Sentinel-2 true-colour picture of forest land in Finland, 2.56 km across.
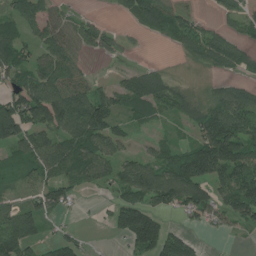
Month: July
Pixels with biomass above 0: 68%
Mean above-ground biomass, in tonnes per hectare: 71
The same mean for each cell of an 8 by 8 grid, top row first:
71 64 28 7 80 61 9 74
85 89 60 31 4 29 88 47
51 107 66 24 101 27 17 32
137 146 144 85 69 49 85 106
98 92 100 66 12 38 145 135
24 59 64 61 102 131 117 103
66 75 9 49 112 62 120 129
132 40 39 15 121 110 8 13
